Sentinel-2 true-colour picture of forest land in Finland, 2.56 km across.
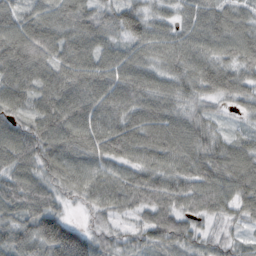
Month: October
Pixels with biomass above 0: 95%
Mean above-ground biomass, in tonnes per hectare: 73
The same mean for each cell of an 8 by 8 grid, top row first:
68 68 79 63 74 48 82 57
117 103 84 59 67 83 75 87
99 84 94 83 73 65 85 69
56 94 100 86 85 62 35 28
85 84 92 100 92 95 72 53
72 57 72 69 75 77 86 91
79 78 16 57 62 71 67 58
75 110 88 41 48 80 33 23
